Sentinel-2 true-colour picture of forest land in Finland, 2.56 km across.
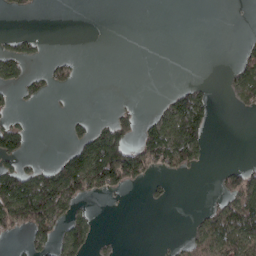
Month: April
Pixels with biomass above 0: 28%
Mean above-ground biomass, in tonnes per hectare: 37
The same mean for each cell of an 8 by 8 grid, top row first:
8 0 0 0 0 0 0 0
34 3 0 0 0 0 0 13
44 37 9 0 0 1 2 53
13 2 3 15 7 103 57 10
78 0 54 127 84 130 38 0
106 86 149 132 54 18 0 68
148 141 28 1 4 2 20 106
13 53 81 7 0 7 77 113
